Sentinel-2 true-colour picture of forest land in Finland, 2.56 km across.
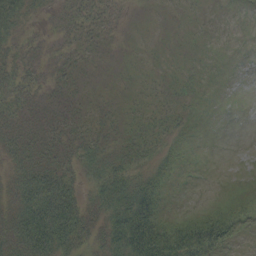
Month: September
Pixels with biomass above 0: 54%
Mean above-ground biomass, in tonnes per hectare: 19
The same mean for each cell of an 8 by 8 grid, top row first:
31 7 19 8 1 2 2 1
19 11 12 4 2 2 2 0
27 16 10 3 4 6 3 0
23 17 13 10 9 11 1 0
34 29 25 18 18 10 0 0
32 48 22 35 21 8 0 0
41 64 37 39 49 2 11 17
50 63 36 38 70 60 54 8
